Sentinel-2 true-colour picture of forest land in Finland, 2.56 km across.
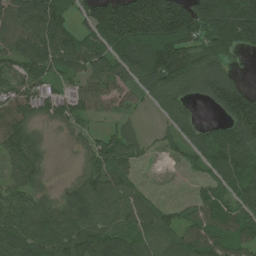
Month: July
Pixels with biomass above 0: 83%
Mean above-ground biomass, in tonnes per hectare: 111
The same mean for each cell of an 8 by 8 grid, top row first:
132 173 69 209 261 236 200 272
104 165 135 150 192 178 136 132
98 94 75 99 133 133 161 52
112 65 80 47 24 96 19 218
112 24 29 96 36 55 129 177
69 32 52 117 11 4 73 155
105 71 126 102 94 39 94 109
135 147 169 124 108 81 98 86
